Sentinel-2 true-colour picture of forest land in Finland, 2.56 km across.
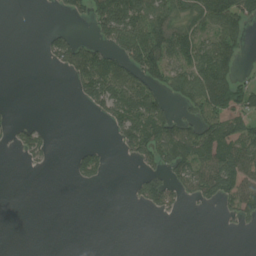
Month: July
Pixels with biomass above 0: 41%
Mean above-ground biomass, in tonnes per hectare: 49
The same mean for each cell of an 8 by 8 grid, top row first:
0 2 28 143 115 66 80 84
0 45 73 69 129 98 81 49
0 0 68 110 86 72 123 46
3 0 3 86 131 36 84 77
47 33 19 15 107 117 118 113
1 4 43 6 54 69 117 132
0 0 0 0 29 31 12 86
0 0 0 0 0 0 0 0
